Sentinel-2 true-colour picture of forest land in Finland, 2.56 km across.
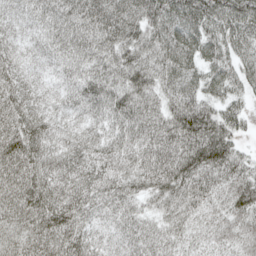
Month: May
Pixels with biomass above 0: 98%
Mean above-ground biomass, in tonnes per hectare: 73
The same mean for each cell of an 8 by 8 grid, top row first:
48 61 87 104 102 86 88 90
42 49 67 83 81 101 73 80
62 30 60 78 83 76 67 67
91 48 44 86 81 96 84 47
102 71 55 60 64 92 135 40
103 83 67 61 68 100 83 77
94 105 69 52 42 58 57 80
65 90 77 43 54 41 45 69
